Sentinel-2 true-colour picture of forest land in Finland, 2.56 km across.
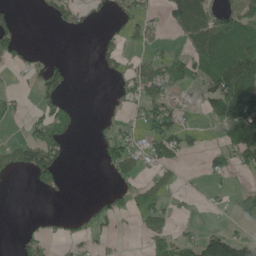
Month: June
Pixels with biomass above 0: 36%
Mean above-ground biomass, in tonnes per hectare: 40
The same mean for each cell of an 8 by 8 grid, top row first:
31 17 35 13 31 94 87 80
52 2 0 31 23 11 122 127
7 50 1 10 80 48 77 145
16 49 20 3 50 53 50 160
43 98 1 50 58 65 10 116
11 80 0 18 19 11 32 11
0 0 1 33 47 20 11 26
9 13 16 11 21 45 76 55
